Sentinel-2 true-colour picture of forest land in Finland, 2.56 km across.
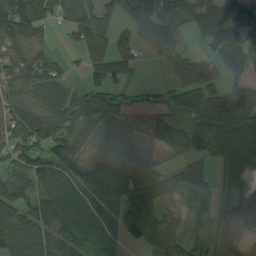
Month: August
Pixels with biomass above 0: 81%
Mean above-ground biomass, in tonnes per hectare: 71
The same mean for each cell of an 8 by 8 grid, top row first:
112 55 91 50 89 38 62 55
67 21 46 66 38 77 43 106
51 61 19 66 8 63 114 58
68 85 79 92 48 95 130 114
73 75 48 53 21 75 106 154
77 110 93 117 104 48 37 101
79 89 110 91 150 34 46 77
86 73 50 68 58 44 25 20
